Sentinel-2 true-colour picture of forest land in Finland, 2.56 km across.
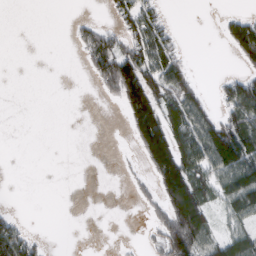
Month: March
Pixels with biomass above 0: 37%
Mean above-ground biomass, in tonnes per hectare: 42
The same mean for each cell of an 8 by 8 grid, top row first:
0 0 6 26 74 3 0 29
0 0 35 81 93 36 0 79
0 0 1 103 125 84 2 59
0 0 0 1 142 78 49 96
0 0 0 0 112 117 124 125
0 0 0 0 19 152 57 112
3 0 0 0 18 130 56 84
87 6 0 0 8 127 83 77
